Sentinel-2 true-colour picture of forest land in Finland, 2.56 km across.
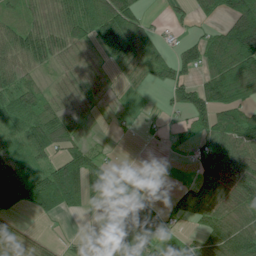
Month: July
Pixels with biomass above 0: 69%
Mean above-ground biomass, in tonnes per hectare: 49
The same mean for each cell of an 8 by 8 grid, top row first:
37 64 75 88 26 16 28 110
69 72 37 35 69 25 67 116
50 17 43 12 27 59 60 102
54 58 40 11 3 21 88 69
28 71 42 5 5 15 61 81
50 57 99 40 31 1 58 88
46 62 26 46 78 33 68 72
39 15 14 47 80 14 45 72
